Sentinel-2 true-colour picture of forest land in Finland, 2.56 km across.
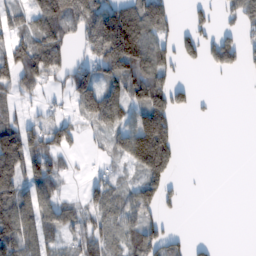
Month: February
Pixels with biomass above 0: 56%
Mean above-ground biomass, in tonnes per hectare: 69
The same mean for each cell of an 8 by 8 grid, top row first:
57 121 112 139 125 26 34 80
104 128 41 185 149 63 66 72
120 72 65 103 121 37 1 1
38 37 78 122 118 61 5 0
139 106 29 49 234 73 0 0
93 114 12 32 95 21 1 0
125 69 50 85 105 17 0 0
119 50 74 60 106 40 11 0
